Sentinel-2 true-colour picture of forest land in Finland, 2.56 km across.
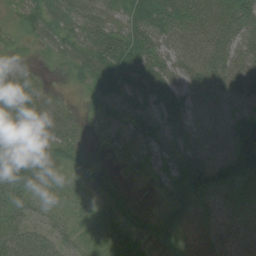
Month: August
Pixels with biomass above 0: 81%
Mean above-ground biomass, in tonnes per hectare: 34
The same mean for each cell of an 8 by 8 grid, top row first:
26 49 42 40 74 72 49 66
15 25 46 83 58 74 78 59
21 8 24 63 60 53 55 76
27 36 8 7 15 30 9 17
27 31 16 6 16 10 12 40
37 16 20 7 13 39 78 43
41 21 15 21 5 29 11 9
61 50 22 34 14 11 11 18
